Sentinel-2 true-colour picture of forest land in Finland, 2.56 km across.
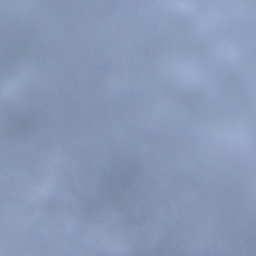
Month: December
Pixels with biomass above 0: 96%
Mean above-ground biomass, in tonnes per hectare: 114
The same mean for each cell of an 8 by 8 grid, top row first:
142 105 112 91 36 115 110 10
96 83 79 193 230 172 88 73
69 79 138 127 214 165 118 109
58 141 102 138 109 128 107 143
112 122 139 106 132 90 47 67
131 50 160 144 147 106 119 69
52 81 160 149 115 92 58 180
101 183 139 68 114 59 124 194
